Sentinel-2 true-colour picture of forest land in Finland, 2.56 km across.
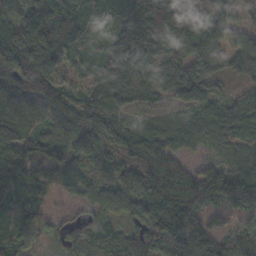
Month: November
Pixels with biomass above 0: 93%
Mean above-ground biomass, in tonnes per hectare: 92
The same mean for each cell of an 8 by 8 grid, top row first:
71 106 98 75 154 119 155 61
112 120 56 77 122 106 123 86
159 106 26 85 82 102 116 66
171 110 90 80 50 49 60 50
131 96 66 67 89 52 32 37
130 87 49 60 146 139 99 79
82 42 47 61 118 160 93 113
63 31 84 70 135 185 137 95
